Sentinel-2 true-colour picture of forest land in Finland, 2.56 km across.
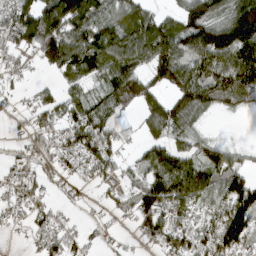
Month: March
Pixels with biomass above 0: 73%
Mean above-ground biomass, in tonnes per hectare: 82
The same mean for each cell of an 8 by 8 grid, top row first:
105 130 130 95 81 66 136 172
73 125 136 147 132 132 167 184
22 14 74 109 99 123 97 118
19 67 84 86 73 107 52 31
20 69 97 69 58 69 68 21
42 53 41 52 68 158 98 97
51 43 21 34 93 88 61 152
2 70 37 19 39 82 73 109
